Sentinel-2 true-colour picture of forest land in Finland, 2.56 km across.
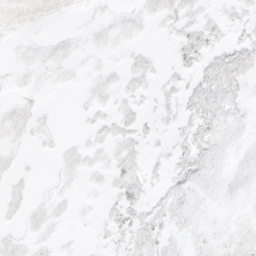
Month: April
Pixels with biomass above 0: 60%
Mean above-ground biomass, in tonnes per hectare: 7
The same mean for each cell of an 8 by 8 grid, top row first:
10 11 3 5 7 11 5 6
3 6 4 5 3 9 12 13
4 5 3 5 7 6 14 10
8 2 2 7 5 8 14 7
5 3 4 9 6 8 12 6
5 1 5 9 9 11 9 6
5 7 2 8 11 10 5 5
6 5 1 7 13 6 8 10
